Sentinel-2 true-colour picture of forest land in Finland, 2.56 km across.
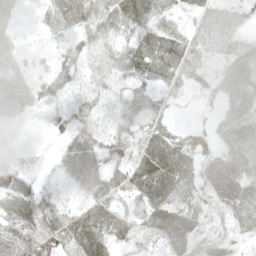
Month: May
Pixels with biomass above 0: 86%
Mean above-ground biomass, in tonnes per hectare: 42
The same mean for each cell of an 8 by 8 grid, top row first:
40 43 92 53 54 29 47 28
37 20 49 26 48 45 34 40
33 56 35 47 49 32 40 73
26 22 36 38 42 11 14 63
10 6 49 53 47 46 41 68
48 14 48 39 59 65 55 70
45 39 31 40 39 51 38 56
49 55 53 39 21 53 40 21
